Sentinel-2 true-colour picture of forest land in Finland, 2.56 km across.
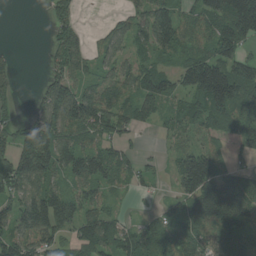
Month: August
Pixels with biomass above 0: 78%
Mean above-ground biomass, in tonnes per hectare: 77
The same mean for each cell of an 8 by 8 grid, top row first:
0 34 32 21 71 68 105 187
6 33 77 66 57 63 60 90
33 57 65 65 84 55 172 115
28 119 132 112 61 59 114 122
100 132 76 58 8 41 53 63
147 107 96 75 42 75 158 79
82 120 79 30 10 46 121 118
95 82 68 87 86 83 88 80
